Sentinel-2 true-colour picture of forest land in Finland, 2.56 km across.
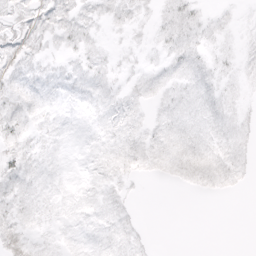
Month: April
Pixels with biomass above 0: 71%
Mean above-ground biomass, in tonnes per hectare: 8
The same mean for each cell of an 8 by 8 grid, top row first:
13 15 10 8 5 11 5 3
16 7 8 3 5 9 7 5
12 9 8 6 7 9 9 6
12 8 5 9 5 10 11 7
13 8 4 8 10 12 11 10
18 8 5 11 6 8 13 8
12 8 8 11 1 0 0 0
23 5 8 11 4 0 0 0
